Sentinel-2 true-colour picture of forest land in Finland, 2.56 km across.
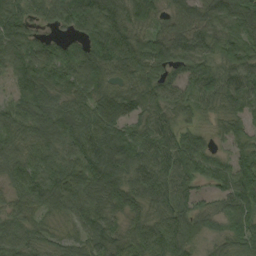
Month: September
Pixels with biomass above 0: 94%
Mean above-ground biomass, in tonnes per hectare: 81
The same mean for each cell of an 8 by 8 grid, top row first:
98 54 109 101 69 57 74 104
102 62 68 130 92 92 73 82
77 110 100 62 79 56 109 93
78 102 93 98 79 61 43 66
71 87 90 119 99 91 49 50
73 93 106 106 93 95 73 103
51 58 77 80 68 88 47 82
81 49 56 78 84 102 45 76
